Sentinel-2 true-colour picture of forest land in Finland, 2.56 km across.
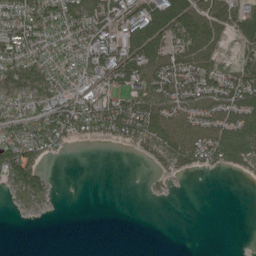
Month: May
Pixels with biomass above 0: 59%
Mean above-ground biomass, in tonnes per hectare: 65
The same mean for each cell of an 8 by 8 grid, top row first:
100 99 113 91 103 135 102 98
112 80 71 105 118 95 80 45
91 81 66 87 91 106 90 91
86 114 126 117 119 81 79 100
161 130 29 31 80 109 128 149
127 37 0 0 7 35 13 18
26 19 0 0 0 0 0 0
0 0 0 0 0 0 0 0
